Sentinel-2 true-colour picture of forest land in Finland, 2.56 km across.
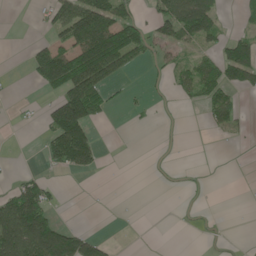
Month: May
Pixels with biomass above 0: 33%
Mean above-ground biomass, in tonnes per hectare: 46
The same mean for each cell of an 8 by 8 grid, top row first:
0 40 142 115 26 120 102 10
0 59 130 190 59 43 26 94
2 93 160 59 7 30 86 70
3 54 161 18 9 3 44 32
0 55 189 0 0 1 0 4
16 16 25 0 0 4 1 0
125 64 0 2 0 1 2 0
148 163 101 9 0 0 1 1
